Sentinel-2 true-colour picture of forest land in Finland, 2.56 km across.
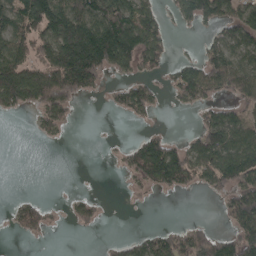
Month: April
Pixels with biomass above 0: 50%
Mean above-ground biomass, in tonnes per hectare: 68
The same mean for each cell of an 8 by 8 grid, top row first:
98 156 141 166 91 41 92 118
105 117 226 194 122 13 50 79
149 148 164 27 57 66 103 83
42 93 7 24 56 6 46 56
0 9 0 4 78 39 105 96
0 0 0 2 83 119 97 116
47 33 47 1 5 0 0 142
11 7 0 14 59 98 109 123
